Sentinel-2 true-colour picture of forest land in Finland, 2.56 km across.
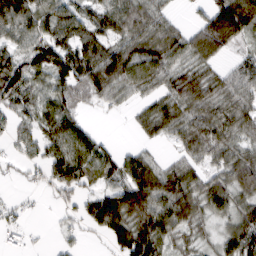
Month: March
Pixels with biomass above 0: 79%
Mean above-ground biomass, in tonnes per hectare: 68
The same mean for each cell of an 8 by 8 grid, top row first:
112 78 64 63 87 22 47 129
55 102 88 68 91 81 91 30
93 70 90 108 78 69 75 73
53 60 39 17 45 86 84 84
36 68 92 18 29 39 88 57
14 51 77 60 116 89 63 96
18 7 51 142 114 121 75 72
12 5 17 58 137 50 27 104
